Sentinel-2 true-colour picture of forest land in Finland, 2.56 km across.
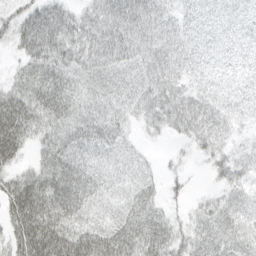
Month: March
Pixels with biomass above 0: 88%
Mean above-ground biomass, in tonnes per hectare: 37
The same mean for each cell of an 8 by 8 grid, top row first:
27 52 26 53 63 39 44 37
24 57 42 58 47 56 41 32
21 47 27 32 39 47 42 33
50 40 31 27 34 58 67 36
43 26 34 30 7 9 46 22
28 43 51 24 16 9 12 39
46 59 45 20 38 9 21 24
36 62 45 48 50 31 33 26
